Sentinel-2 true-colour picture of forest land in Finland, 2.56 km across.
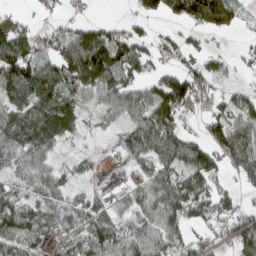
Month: March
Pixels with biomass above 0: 75%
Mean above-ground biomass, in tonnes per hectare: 76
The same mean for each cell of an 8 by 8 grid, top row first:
33 25 24 7 53 65 124 45
164 81 151 134 60 60 30 24
162 119 127 122 70 85 80 17
86 108 50 63 97 112 52 77
77 58 9 23 106 101 77 109
49 57 21 63 69 106 102 48
98 82 69 57 82 103 91 55
110 85 75 90 91 78 48 89
